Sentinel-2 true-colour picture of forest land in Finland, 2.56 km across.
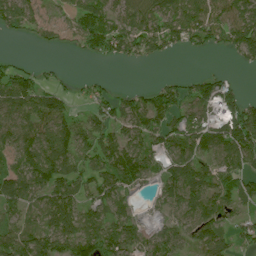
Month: July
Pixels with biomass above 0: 74%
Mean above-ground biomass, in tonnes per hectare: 65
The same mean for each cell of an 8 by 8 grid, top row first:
84 37 78 58 86 75 96 75
0 17 39 74 73 46 46 77
84 21 15 10 0 26 67 12
76 90 24 62 93 78 79 107
83 103 86 86 72 74 87 117
69 96 61 86 63 96 73 72
46 71 68 68 6 63 93 36
73 79 104 84 54 58 88 44
